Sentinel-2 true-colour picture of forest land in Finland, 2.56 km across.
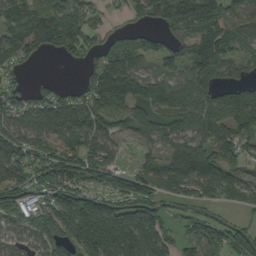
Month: August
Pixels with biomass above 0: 79%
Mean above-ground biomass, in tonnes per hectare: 105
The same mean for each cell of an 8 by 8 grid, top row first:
86 117 102 23 69 133 171 116
115 74 104 93 94 114 156 68
35 14 28 202 102 81 112 60
96 109 122 101 79 95 129 164
127 97 117 74 56 87 117 110
98 112 137 95 105 125 161 86
100 81 200 153 162 45 44 54
46 79 160 270 181 77 113 108
